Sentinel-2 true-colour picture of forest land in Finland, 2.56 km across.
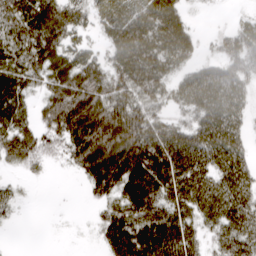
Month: March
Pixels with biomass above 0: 80%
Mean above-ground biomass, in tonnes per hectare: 66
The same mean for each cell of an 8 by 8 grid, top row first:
80 99 50 71 80 63 2 7
79 98 49 60 101 87 10 66
76 74 101 75 96 50 72 59
70 61 118 106 80 35 81 51
74 47 93 114 124 94 83 46
11 9 28 106 121 108 72 64
20 0 1 64 109 84 79 77
0 0 2 76 109 103 42 83
